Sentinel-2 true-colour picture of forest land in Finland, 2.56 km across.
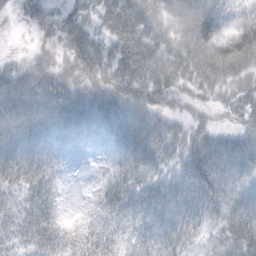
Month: October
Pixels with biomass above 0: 87%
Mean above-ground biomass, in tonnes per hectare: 43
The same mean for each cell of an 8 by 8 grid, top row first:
10 15 34 60 69 59 63 18
2 23 60 42 72 60 85 82
46 52 54 56 69 54 61 54
59 61 62 61 57 21 24 42
53 41 20 32 61 43 57 50
37 29 0 29 40 38 65 49
25 33 2 29 44 44 42 50
25 34 17 19 22 31 24 56
